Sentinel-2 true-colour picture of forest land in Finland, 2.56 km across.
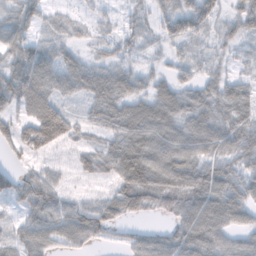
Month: November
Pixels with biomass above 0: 84%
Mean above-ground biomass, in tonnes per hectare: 53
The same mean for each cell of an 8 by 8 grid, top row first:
55 36 16 17 20 70 52 50
58 41 25 36 19 24 25 23
94 68 67 68 36 36 38 31
61 87 24 68 66 67 62 59
80 94 33 54 85 76 67 64
47 45 25 49 93 73 72 56
33 75 54 48 46 48 83 68
47 57 59 23 48 63 81 47
